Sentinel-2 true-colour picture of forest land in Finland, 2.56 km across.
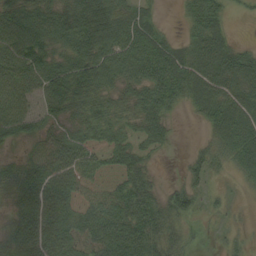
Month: September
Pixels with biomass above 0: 84%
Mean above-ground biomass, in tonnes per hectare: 52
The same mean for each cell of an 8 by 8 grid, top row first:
55 60 101 96 46 6 67 5
73 56 65 72 88 46 72 32
70 76 91 57 72 90 70 67
63 54 58 52 63 19 50 62
30 39 49 44 39 9 27 63
56 52 51 42 52 6 32 20
34 57 45 77 89 53 17 4
53 58 67 84 83 36 7 15
